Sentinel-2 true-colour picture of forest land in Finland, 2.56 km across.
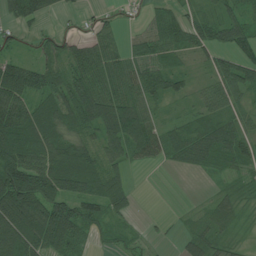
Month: July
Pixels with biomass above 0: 80%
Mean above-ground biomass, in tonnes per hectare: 53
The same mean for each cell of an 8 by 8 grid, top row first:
51 31 20 16 27 43 34 35
25 41 54 50 67 55 54 51
103 66 67 63 75 41 31 74
97 73 89 87 59 14 47 36
87 83 65 64 75 61 71 55
110 91 90 54 1 4 16 29
130 101 58 53 1 2 31 38
93 91 46 25 16 11 49 19
